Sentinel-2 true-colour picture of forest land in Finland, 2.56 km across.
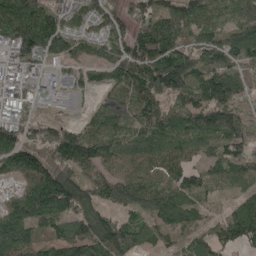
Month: May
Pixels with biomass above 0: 89%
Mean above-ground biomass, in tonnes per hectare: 110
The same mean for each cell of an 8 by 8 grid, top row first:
200 135 79 83 128 152 98 97
137 140 97 135 137 143 123 137
61 26 58 102 154 173 122 100
53 9 20 95 127 94 139 101
148 137 157 92 126 127 93 108
97 173 94 90 102 101 100 95
137 171 127 78 99 138 57 99
161 66 137 156 87 55 81 84
